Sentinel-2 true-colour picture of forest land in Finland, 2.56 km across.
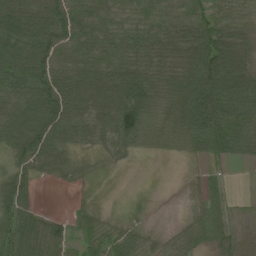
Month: July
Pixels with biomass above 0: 83%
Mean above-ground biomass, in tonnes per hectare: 70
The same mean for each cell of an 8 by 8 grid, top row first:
120 124 84 57 51 46 62 53
118 131 91 80 73 79 121 77
129 132 121 96 102 90 162 114
114 141 93 102 104 83 162 117
78 95 45 60 44 40 92 86
59 29 29 5 0 0 27 1
80 8 17 3 11 1 51 5
87 79 32 46 30 28 46 21
